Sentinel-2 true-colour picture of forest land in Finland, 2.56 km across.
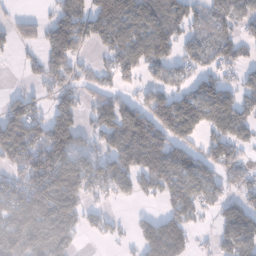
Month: January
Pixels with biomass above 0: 68%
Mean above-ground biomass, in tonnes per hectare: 87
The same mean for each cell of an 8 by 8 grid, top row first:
23 32 98 143 82 79 52 65
39 110 85 81 108 66 75 65
4 88 60 52 49 58 71 50
100 66 62 114 117 149 121 107
157 164 69 86 163 108 71 75
78 181 136 116 116 124 89 73
115 156 101 23 14 94 49 86
98 153 34 23 78 113 17 118
